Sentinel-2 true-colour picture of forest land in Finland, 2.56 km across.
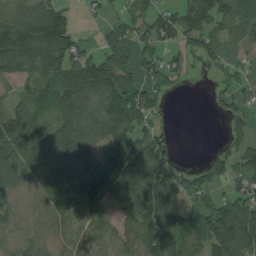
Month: August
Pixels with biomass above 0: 75%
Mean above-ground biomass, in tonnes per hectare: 72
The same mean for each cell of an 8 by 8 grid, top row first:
71 101 14 21 50 67 81 52
150 163 61 66 59 46 54 17
46 70 129 108 50 22 6 38
69 49 112 131 74 1 5 38
100 113 134 99 102 17 1 49
54 103 139 109 98 73 51 55
44 67 91 60 120 70 82 99
17 23 63 47 94 102 129 162
